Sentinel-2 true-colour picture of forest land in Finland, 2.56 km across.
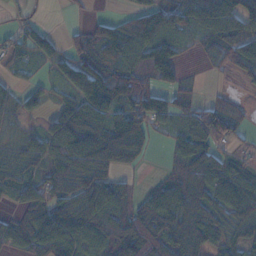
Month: November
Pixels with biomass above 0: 76%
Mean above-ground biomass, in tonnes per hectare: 68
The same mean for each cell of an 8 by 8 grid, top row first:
14 3 6 31 85 79 105 100
53 44 64 116 88 50 48 69
27 23 100 112 66 64 5 23
40 30 103 76 119 52 68 34
35 70 139 136 54 43 90 16
53 65 105 64 9 54 112 74
41 67 86 90 70 101 99 91
57 102 64 88 133 105 76 53
